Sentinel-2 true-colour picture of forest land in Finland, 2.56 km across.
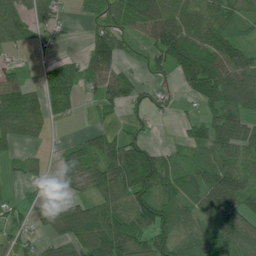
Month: July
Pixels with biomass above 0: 72%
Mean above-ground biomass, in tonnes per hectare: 62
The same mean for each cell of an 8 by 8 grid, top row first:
76 58 11 64 90 89 88 50
39 12 8 89 23 134 96 53
40 51 67 72 19 39 122 103
149 53 14 31 30 12 56 107
44 11 30 63 59 15 78 100
15 18 74 91 134 58 71 80
20 15 59 71 105 89 75 71
36 38 84 132 70 93 66 84
